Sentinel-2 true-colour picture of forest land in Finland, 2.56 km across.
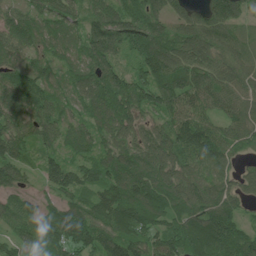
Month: June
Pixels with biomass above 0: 94%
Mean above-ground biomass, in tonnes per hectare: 88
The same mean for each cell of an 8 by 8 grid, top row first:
64 75 64 103 96 53 92 60
79 61 75 100 102 96 106 64
90 71 92 107 86 95 94 85
101 88 61 118 67 87 65 82
95 68 69 84 90 104 92 60
77 79 74 107 126 97 85 47
78 50 86 136 158 94 109 38
66 76 99 109 98 126 145 108
